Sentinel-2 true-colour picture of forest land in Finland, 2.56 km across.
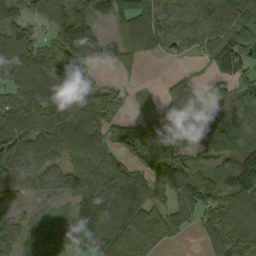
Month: September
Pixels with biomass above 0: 81%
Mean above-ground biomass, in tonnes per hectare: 85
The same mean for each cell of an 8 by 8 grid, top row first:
72 55 63 70 138 62 64 116
89 63 147 64 125 40 74 108
71 94 99 13 10 41 26 83
94 113 134 60 23 87 92 60
103 117 132 87 158 127 108 82
61 63 72 90 89 158 67 139
33 29 68 98 117 107 106 106
48 86 76 108 117 33 71 120
